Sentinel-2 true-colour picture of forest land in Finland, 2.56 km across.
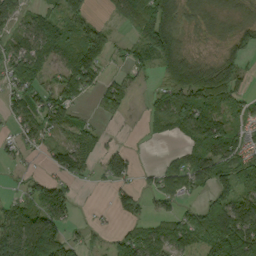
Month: September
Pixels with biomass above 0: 70%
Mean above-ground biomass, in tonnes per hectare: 71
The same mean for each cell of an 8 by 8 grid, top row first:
56 68 68 29 105 109 35 28
66 114 111 35 64 106 12 62
69 44 117 41 20 116 127 63
65 91 29 48 25 115 125 59
46 43 78 20 5 16 123 76
9 45 47 68 18 96 105 107
93 116 10 31 43 41 69 105
157 186 37 47 127 112 92 164
